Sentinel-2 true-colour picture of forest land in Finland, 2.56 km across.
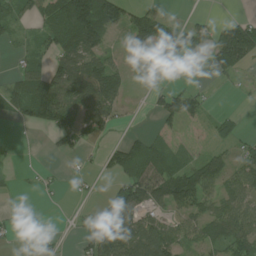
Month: July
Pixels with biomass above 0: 56%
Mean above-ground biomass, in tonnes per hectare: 58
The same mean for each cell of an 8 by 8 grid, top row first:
43 63 159 130 94 19 19 27
14 50 91 31 107 137 75 195
31 91 139 88 49 13 8 23
41 113 97 60 5 87 24 9
2 9 47 35 69 26 19 37
3 12 14 39 110 99 81 62
1 2 5 126 77 63 56 77
9 4 33 141 114 62 56 90
